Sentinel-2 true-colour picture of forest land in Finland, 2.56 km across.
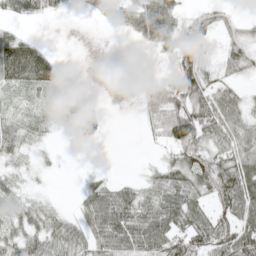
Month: May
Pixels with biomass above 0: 65%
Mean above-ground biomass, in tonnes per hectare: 39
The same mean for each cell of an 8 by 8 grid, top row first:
30 20 3 25 68 39 24 16
75 23 0 0 12 56 37 50
51 70 10 0 7 53 55 31
22 20 29 1 25 88 86 56
35 7 6 0 5 71 54 64
17 5 1 6 15 52 78 99
38 18 26 81 57 64 34 88
41 52 47 66 72 61 67 94
